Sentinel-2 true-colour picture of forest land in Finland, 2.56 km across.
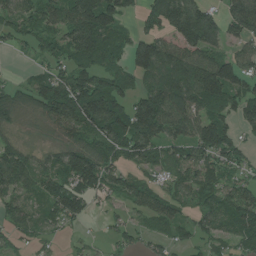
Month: July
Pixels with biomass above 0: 80%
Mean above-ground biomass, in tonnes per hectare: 83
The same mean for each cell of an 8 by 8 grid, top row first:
80 77 159 123 56 142 88 87
28 50 108 72 124 93 98 49
17 92 117 94 76 152 159 114
63 95 143 129 141 134 96 77
53 35 79 103 120 79 125 68
109 92 136 72 49 61 74 64
67 62 67 23 74 65 72 105
34 24 15 33 48 50 62 77
